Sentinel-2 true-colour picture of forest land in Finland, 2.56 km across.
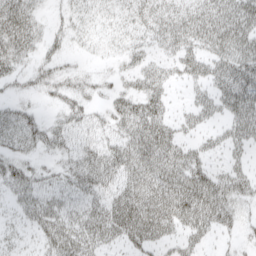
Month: April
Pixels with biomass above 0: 75%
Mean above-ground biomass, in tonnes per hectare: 33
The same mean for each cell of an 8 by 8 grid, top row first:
48 13 20 19 33 40 42 54
39 20 10 13 22 36 36 50
18 32 23 16 31 17 35 55
26 10 31 29 47 14 25 46
28 30 32 31 49 41 21 28
40 22 43 37 46 61 46 35
21 43 31 46 59 67 65 24
13 40 53 32 44 32 18 12
